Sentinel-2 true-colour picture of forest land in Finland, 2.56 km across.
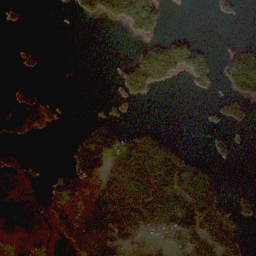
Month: November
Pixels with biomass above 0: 40%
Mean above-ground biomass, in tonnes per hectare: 52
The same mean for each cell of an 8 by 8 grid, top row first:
5 0 25 77 145 1 2 7
3 1 0 0 31 82 14 26
9 2 0 6 77 29 40 100
104 39 0 15 0 0 4 23
22 0 48 114 113 31 9 3
149 6 81 72 139 173 61 0
138 55 96 120 123 121 127 26
90 55 113 112 48 49 114 49
